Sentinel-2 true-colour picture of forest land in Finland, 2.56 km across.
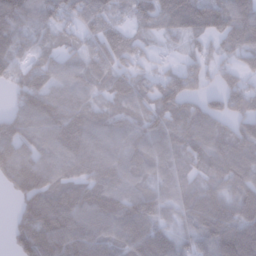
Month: January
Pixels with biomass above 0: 87%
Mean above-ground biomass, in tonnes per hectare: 79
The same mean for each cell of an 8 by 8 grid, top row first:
77 65 82 55 61 100 111 100
43 43 58 112 36 13 30 85
49 82 83 93 49 76 38 58
67 122 98 67 76 81 81 78
112 82 111 88 98 74 108 103
105 107 74 97 68 66 67 110
30 122 111 107 105 51 75 101
43 99 91 73 109 63 58 102
